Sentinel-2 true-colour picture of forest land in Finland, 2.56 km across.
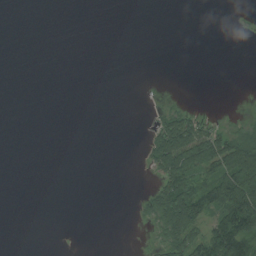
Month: August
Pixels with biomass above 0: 21%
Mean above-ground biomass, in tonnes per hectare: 19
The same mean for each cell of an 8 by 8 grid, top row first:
0 0 0 0 0 0 0 1
0 0 0 0 0 0 0 0
0 0 0 0 1 0 0 0
0 0 0 0 1 33 7 3
0 0 0 0 12 105 86 65
0 0 0 0 3 81 58 120
0 0 0 0 15 109 74 149
0 0 0 0 2 66 91 130
